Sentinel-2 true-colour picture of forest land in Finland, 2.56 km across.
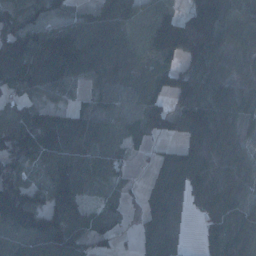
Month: January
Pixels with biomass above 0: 85%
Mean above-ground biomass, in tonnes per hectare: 77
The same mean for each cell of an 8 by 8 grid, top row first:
99 73 40 117 79 77 177 96
171 149 118 98 73 129 114 69
155 104 52 51 64 91 77 62
53 62 47 37 76 60 53 69
119 108 79 37 32 28 92 53
95 61 93 59 13 73 71 51
203 102 49 32 43 41 51 63
82 139 74 31 36 31 31 66
